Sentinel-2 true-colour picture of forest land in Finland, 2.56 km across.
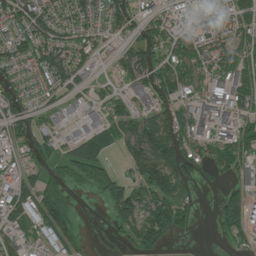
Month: July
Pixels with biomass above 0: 68%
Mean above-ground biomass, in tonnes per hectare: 60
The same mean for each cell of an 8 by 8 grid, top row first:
75 70 66 72 43 39 48 79
69 79 65 20 95 69 70 82
51 49 37 17 68 82 73 64
76 36 32 55 53 60 81 59
53 60 77 48 121 106 59 86
46 44 54 53 83 111 22 45
76 140 5 63 100 109 0 86
48 63 33 11 77 23 1 33
